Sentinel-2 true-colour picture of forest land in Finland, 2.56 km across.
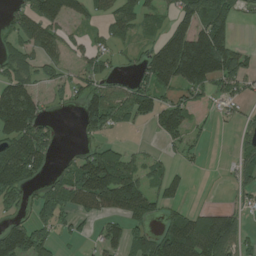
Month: July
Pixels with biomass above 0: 60%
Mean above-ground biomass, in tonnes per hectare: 74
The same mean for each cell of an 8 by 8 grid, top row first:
53 106 62 72 57 62 131 29
68 81 35 36 33 192 225 46
101 39 37 35 68 137 134 100
199 23 76 129 83 112 77 28
121 68 18 36 8 33 12 41
111 32 111 136 66 37 2 46
41 78 77 102 98 41 28 35
134 55 19 59 81 149 128 62
